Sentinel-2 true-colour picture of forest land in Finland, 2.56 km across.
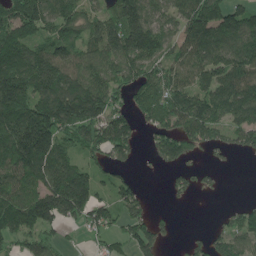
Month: May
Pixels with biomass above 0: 75%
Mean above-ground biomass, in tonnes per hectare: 121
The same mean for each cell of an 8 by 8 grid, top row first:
177 154 127 127 160 108 157 118
173 117 99 139 180 98 151 129
200 186 133 107 130 115 116 139
216 231 226 138 88 156 143 119
259 222 134 186 37 154 113 83
152 173 152 63 11 45 29 0
173 199 165 91 68 11 1 48
84 76 12 50 114 18 78 110
